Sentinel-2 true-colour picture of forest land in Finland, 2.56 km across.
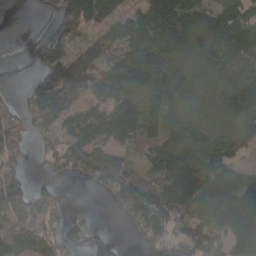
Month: March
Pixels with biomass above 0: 76%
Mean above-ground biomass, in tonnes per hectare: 98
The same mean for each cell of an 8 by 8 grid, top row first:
0 13 153 95 99 174 119 72
2 76 67 97 125 133 135 142
1 136 185 113 151 122 68 123
40 149 92 138 125 108 69 121
76 67 129 76 68 143 77 80
58 31 55 126 55 173 141 97
110 89 15 32 149 160 184 195
84 80 55 19 57 71 119 174
